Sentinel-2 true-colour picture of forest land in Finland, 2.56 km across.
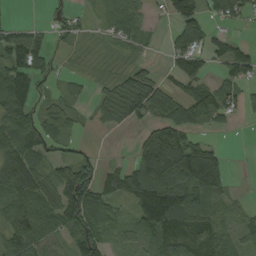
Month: August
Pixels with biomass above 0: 70%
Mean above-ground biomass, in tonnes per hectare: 76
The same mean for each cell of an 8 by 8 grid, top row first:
2 18 24 57 37 87 56 60
90 41 17 23 23 73 66 52
116 35 24 37 87 56 57 71
106 76 26 81 102 105 90 37
128 79 21 1 111 145 46 0
161 77 127 56 151 139 174 1
110 98 170 71 145 186 103 21
106 71 129 41 66 115 96 65
